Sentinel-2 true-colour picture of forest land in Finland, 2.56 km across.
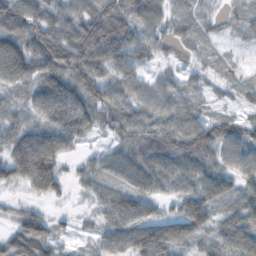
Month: October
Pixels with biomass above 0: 86%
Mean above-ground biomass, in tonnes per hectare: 58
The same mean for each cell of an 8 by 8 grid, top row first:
78 65 60 86 78 27 19 26
76 87 100 79 58 21 17 18
67 82 80 62 40 32 19 16
30 88 87 67 52 61 23 20
66 105 33 34 84 80 85 73
66 119 30 47 80 72 76 73
15 15 6 73 54 41 84 57
78 78 10 52 100 87 39 63
